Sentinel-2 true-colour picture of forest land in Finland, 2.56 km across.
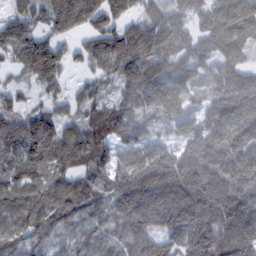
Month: February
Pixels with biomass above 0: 91%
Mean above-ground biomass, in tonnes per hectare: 118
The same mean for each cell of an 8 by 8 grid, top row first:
82 117 187 133 86 88 118 161
119 115 51 159 139 95 81 96
22 108 30 65 149 130 86 120
76 68 66 83 80 159 113 185
112 145 123 90 88 72 159 149
96 94 89 113 214 225 158 141
100 103 106 102 260 292 167 153
93 67 65 60 114 124 172 162
